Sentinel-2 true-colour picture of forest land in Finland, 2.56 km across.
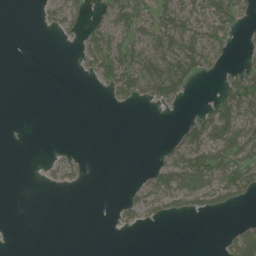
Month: June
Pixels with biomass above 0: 35%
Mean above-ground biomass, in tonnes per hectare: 28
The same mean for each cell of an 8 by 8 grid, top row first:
0 19 29 45 66 68 68 43
0 0 23 70 59 74 71 8
0 0 2 58 75 90 11 56
0 0 0 2 1 4 36 87
0 1 1 0 0 31 93 94
0 8 18 0 11 82 85 86
0 0 0 4 46 34 43 18
0 0 0 0 0 0 0 56
